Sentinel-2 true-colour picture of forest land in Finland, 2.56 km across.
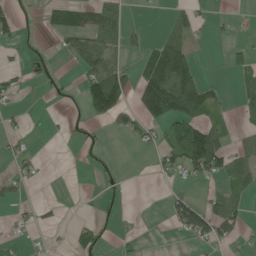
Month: June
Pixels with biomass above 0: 31%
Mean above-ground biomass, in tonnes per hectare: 33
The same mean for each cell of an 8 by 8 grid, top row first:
30 35 68 68 1 29 7 4
12 6 57 55 38 93 1 16
20 15 24 110 102 153 24 19
10 3 12 92 81 127 55 20
13 1 12 1 17 63 128 12
30 3 1 11 0 22 57 40
12 10 1 10 0 61 61 29
8 4 39 8 2 3 48 16
